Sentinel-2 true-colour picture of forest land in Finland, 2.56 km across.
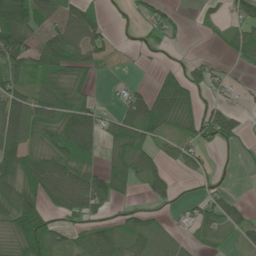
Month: June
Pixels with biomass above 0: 62%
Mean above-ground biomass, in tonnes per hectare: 53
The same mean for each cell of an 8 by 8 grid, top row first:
133 73 89 16 39 21 15 39
104 87 88 26 25 10 4 51
73 52 37 6 7 82 41 8
89 73 90 24 115 78 50 25
99 46 101 44 54 47 33 25
108 116 79 63 59 18 24 4
106 61 86 26 28 18 50 32
63 83 48 74 47 25 32 26
